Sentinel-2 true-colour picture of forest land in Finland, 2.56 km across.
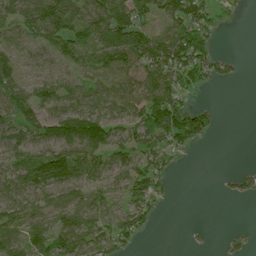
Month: July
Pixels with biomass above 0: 67%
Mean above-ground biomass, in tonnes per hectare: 61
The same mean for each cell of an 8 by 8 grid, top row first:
61 131 78 116 67 102 66 10
53 48 72 105 121 125 61 0
50 42 38 50 96 84 44 11
74 57 78 52 89 124 44 0
78 80 116 79 81 80 18 0
92 120 80 58 94 17 0 39
83 82 69 50 67 3 0 0
82 88 91 77 15 0 5 18
